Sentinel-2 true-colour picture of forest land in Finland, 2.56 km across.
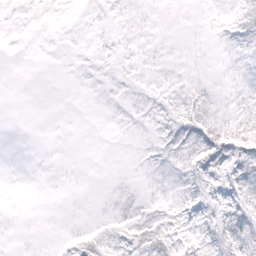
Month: February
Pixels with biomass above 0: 39%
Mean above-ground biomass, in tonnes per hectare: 4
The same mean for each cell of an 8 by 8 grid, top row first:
0 0 1 2 1 0 1 7
0 0 1 3 2 1 1 3
0 0 1 2 2 3 2 2
0 0 0 1 3 7 7 7
0 0 0 0 2 8 18 16
0 0 0 1 2 5 12 15
0 0 0 5 7 6 7 12
0 0 7 7 15 9 9 14
